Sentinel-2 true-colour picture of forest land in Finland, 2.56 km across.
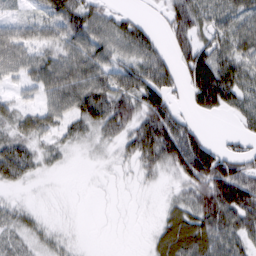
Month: March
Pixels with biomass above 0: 74%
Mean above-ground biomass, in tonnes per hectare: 50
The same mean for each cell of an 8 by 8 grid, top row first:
20 53 80 42 13 75 46 50
62 45 58 53 70 52 57 56
27 64 78 61 86 51 131 62
37 49 60 79 92 54 48 49
52 27 21 28 93 113 64 26
48 9 1 5 24 41 140 111
25 6 2 2 3 39 88 115
26 26 6 1 5 88 75 56
